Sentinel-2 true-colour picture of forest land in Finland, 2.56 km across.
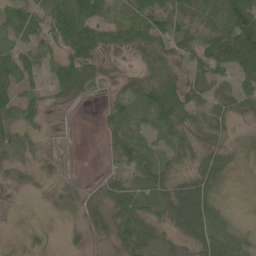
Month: May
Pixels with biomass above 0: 75%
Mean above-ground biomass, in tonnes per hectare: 43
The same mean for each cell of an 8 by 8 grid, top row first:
48 62 100 39 71 71 76 116
44 41 104 30 51 60 76 132
64 39 76 15 51 67 53 46
59 20 1 30 43 98 44 39
33 6 0 33 41 37 44 22
13 5 1 22 46 37 55 10
2 5 19 55 42 55 58 6
6 8 5 24 67 33 58 36
